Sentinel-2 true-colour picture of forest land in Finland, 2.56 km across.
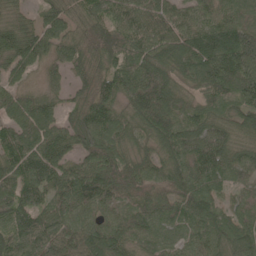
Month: May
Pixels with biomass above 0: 95%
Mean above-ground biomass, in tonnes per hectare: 92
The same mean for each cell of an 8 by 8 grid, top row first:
44 78 58 84 92 88 78 79
97 83 83 108 104 113 149 180
55 41 60 95 115 84 131 146
97 86 81 88 114 91 72 87
106 136 90 94 57 107 126 66
104 114 104 123 90 87 108 64
110 89 82 65 78 81 101 70
87 82 99 119 75 56 91 96
